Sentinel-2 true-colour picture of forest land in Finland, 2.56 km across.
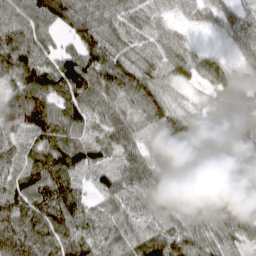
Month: March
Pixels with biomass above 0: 95%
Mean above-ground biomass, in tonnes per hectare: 76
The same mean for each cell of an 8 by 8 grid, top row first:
84 97 97 79 66 28 40 56
108 58 77 83 63 56 12 41
76 90 138 97 88 48 47 52
94 122 89 75 80 57 26 67
56 94 89 67 67 72 63 78
66 119 65 62 75 68 76 75
100 116 82 62 67 64 74 76
130 109 108 73 86 87 73 57
